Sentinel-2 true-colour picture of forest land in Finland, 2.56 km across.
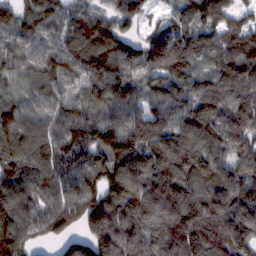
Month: February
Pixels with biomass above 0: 95%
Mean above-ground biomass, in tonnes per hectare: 139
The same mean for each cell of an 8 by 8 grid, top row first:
128 145 102 87 64 86 123 94
95 112 156 134 124 164 147 187
70 98 107 163 122 139 125 173
119 106 118 146 107 120 124 163
143 130 128 173 153 138 155 121
145 145 142 153 181 167 170 139
160 122 147 159 192 184 170 189
167 69 108 184 144 183 179 187
